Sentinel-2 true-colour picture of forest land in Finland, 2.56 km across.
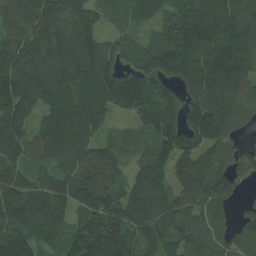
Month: July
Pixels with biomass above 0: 95%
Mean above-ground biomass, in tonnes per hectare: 165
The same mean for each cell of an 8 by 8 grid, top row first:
142 227 211 56 108 200 195 176
167 260 275 117 123 264 180 226
256 274 218 188 187 128 210 191
205 133 178 109 165 141 228 159
149 143 137 103 83 161 168 80
114 93 145 126 179 125 172 107
205 165 136 188 235 183 133 47
181 111 172 245 156 162 140 140
